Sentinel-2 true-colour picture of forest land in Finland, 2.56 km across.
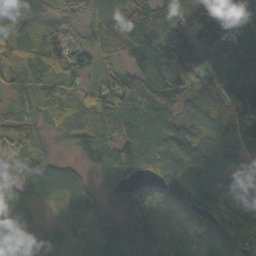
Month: October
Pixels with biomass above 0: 95%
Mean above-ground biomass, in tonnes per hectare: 91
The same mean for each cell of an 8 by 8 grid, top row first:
91 66 63 107 95 84 148 119
52 87 62 67 79 152 149 146
53 76 42 75 68 91 104 213
58 77 66 91 118 86 82 152
91 41 66 82 123 126 90 81
61 81 44 62 92 107 99 62
81 25 58 70 136 137 127 82
102 69 40 138 122 78 110 112
